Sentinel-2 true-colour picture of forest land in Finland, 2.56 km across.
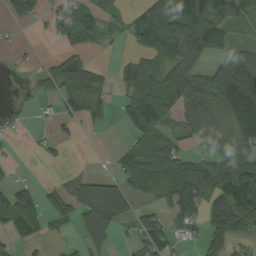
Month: September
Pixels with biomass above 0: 59%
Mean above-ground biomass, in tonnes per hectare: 72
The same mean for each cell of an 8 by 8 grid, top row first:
57 36 47 54 101 154 135 57
15 5 55 20 71 107 135 61
7 62 146 39 128 160 87 195
34 11 96 40 155 85 97 183
11 20 11 6 89 57 43 90
12 4 35 44 105 112 105 114
136 71 83 129 36 67 87 122
57 30 33 37 73 51 87 31
